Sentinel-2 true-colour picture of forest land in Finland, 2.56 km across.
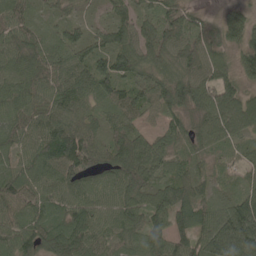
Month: May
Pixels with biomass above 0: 96%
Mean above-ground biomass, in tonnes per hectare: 85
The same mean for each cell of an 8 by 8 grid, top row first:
86 36 31 68 62 88 32 53
86 64 79 106 104 107 107 74
92 82 103 115 77 95 99 73
91 99 90 69 84 77 112 108
72 112 159 81 81 73 67 50
76 89 114 82 103 71 48 47
89 80 91 76 74 95 67 110
106 93 114 73 92 85 105 145
